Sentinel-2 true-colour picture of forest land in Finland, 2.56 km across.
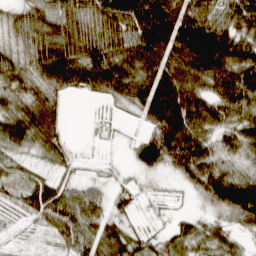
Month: March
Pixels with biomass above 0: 85%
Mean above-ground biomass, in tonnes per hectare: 63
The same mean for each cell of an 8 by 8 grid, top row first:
44 82 99 109 110 98 74 76
40 97 100 80 111 95 137 96
58 74 79 98 106 104 82 97
60 72 0 9 79 132 72 69
53 55 3 4 66 106 49 58
34 33 15 11 19 28 82 45
35 92 78 28 7 5 41 118
11 20 66 70 30 45 53 26
